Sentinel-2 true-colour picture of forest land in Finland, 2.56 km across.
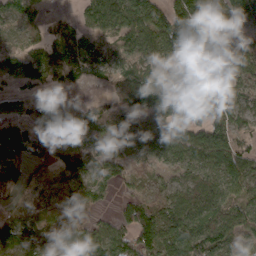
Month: March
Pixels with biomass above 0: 84%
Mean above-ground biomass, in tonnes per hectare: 74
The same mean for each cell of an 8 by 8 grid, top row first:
44 17 33 89 114 110 65 77
30 46 84 35 69 108 127 39
62 55 50 42 116 92 93 86
48 70 75 50 63 96 76 72
132 86 84 110 96 94 100 48
100 36 82 52 27 48 84 92
28 44 34 30 92 89 92 69
91 43 131 124 99 108 109 54
